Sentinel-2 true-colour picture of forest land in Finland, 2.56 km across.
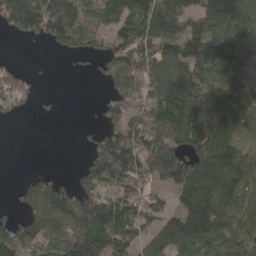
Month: April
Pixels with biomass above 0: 72%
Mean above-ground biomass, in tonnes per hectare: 95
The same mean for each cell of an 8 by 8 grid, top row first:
158 157 123 86 131 115 94 151
0 28 78 80 111 101 90 127
72 4 4 99 127 113 69 131
33 11 0 78 129 129 108 116
0 0 12 152 127 138 149 67
8 44 64 136 109 151 152 117
34 122 156 137 79 66 152 104
136 101 163 141 68 148 106 82
